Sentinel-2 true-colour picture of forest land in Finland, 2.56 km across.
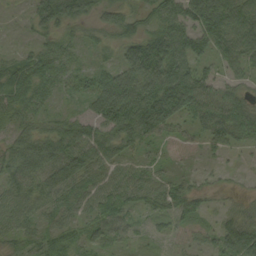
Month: September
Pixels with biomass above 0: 84%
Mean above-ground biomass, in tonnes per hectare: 58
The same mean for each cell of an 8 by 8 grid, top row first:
5 70 58 42 37 75 124 86
13 47 24 33 78 99 69 84
82 62 30 73 106 133 56 33
55 29 25 108 146 119 88 84
62 80 80 75 47 15 42 40
71 94 83 49 36 20 14 6
67 49 46 69 36 49 23 35
37 50 45 44 10 12 27 98
